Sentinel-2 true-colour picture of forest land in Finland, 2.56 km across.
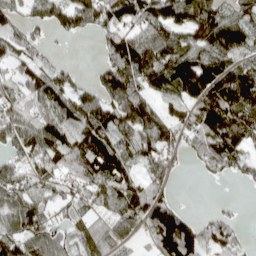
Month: April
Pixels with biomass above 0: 76%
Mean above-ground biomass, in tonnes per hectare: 86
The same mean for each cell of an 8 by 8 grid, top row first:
57 72 87 89 123 108 128 83
68 23 0 90 164 120 110 90
71 91 27 97 108 128 149 128
79 88 95 98 113 53 142 120
90 109 107 107 102 70 114 93
85 93 108 139 60 27 21 30
95 65 60 70 121 61 9 6
98 83 70 77 38 179 70 39
